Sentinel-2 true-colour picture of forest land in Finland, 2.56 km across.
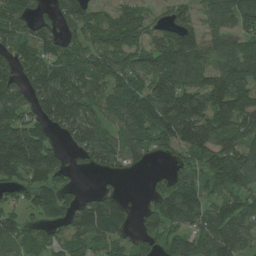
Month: July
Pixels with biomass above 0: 81%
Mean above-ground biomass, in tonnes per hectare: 99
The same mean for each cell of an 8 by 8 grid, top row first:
109 53 124 67 62 70 67 124
90 93 86 108 84 143 99 93
93 130 113 108 99 143 108 115
112 114 103 96 170 174 139 114
233 121 89 82 90 107 124 97
107 147 11 33 6 60 89 118
66 119 91 91 39 143 74 93
94 62 85 84 68 96 93 123
